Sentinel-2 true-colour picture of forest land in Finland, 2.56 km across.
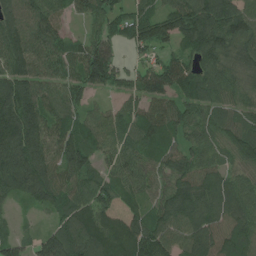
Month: July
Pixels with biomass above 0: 92%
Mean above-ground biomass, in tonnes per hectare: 94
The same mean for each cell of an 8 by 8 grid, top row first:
91 98 53 90 86 106 121 121
108 105 69 70 73 59 119 94
112 88 88 99 89 114 90 73
161 93 66 50 89 86 76 69
151 107 94 83 100 59 75 94
129 97 83 74 90 94 85 66
21 53 99 127 76 101 108 109
69 124 141 108 143 88 124 116
